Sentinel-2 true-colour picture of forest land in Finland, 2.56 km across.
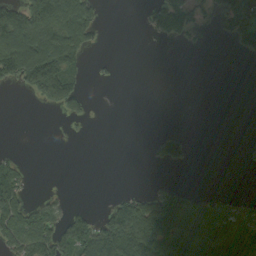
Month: September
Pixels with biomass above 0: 36%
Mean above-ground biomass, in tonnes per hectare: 49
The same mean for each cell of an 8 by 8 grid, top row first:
127 150 144 0 19 100 18 79
165 154 96 0 0 7 2 40
82 172 35 6 0 0 0 0
0 14 35 0 0 0 0 0
0 0 2 0 4 65 0 1
72 0 0 0 0 2 0 0
118 54 19 64 116 88 67 49
100 108 118 178 179 90 89 94
